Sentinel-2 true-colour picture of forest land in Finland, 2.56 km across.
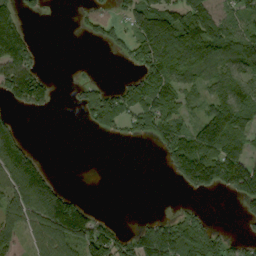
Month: September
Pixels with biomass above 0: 53%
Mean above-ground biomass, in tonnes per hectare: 80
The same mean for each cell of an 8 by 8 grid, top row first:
80 9 23 38 134 130 110 70
158 1 0 26 139 151 101 137
183 56 17 6 106 111 72 96
32 27 39 134 126 97 91 138
82 0 0 9 19 125 171 99
109 55 0 0 0 59 171 208
136 181 102 0 0 15 9 32
75 127 150 115 127 148 99 35
